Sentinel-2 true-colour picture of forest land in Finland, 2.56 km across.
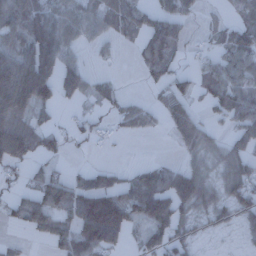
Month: December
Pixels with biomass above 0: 63%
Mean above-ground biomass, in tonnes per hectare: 62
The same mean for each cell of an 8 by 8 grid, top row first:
114 81 70 82 62 61 6 40
78 116 32 16 58 52 16 75
180 129 87 20 18 50 67 73
113 29 17 26 37 84 30 87
132 51 17 20 0 37 56 54
26 52 34 41 62 71 49 80
38 91 131 207 106 86 48 55
10 35 116 123 56 64 8 12
